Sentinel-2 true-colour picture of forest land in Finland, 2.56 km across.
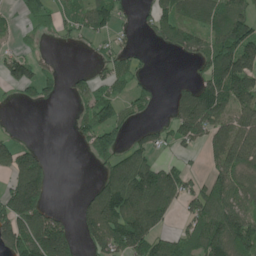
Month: June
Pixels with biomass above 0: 58%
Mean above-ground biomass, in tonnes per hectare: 83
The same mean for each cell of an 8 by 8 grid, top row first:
26 68 70 87 28 95 100 106
32 7 16 42 11 65 99 201
92 54 35 69 28 10 108 190
13 2 42 92 38 58 151 115
63 6 30 104 56 51 72 138
108 82 0 92 146 95 61 101
174 82 40 168 172 57 123 97
133 217 62 141 144 65 136 160
